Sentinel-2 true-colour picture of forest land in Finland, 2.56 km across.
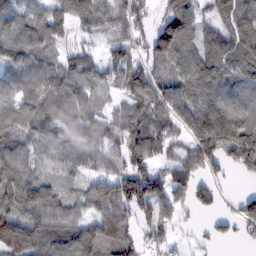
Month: February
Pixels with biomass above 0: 83%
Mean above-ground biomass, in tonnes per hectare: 95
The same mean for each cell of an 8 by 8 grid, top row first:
108 102 94 111 52 115 54 92
150 88 56 46 59 159 85 90
65 92 103 59 111 116 97 89
119 102 74 49 102 141 176 127
89 115 104 86 116 70 196 197
110 66 55 105 172 100 63 38
129 139 64 106 120 58 39 57
151 119 111 75 57 33 23 28
